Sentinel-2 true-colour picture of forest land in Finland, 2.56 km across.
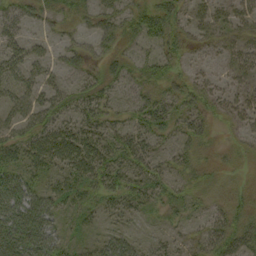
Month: September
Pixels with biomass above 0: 70%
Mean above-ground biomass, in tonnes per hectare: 30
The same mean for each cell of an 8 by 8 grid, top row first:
37 25 21 29 40 32 27 29
34 17 23 21 22 26 17 29
41 32 19 26 30 26 19 17
37 40 31 22 44 35 25 26
38 51 52 37 35 26 14 11
45 29 42 41 30 23 13 7
71 59 28 20 19 21 18 22
69 61 15 30 12 14 36 39
